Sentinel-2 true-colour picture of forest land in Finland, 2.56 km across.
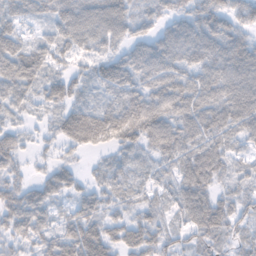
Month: November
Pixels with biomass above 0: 89%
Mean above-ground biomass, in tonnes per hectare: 52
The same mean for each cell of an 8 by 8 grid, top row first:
45 42 76 82 41 40 62 60
56 56 49 42 53 72 74 63
86 50 39 71 60 62 64 74
29 27 56 68 100 70 65 75
38 21 53 47 48 68 61 29
38 38 20 33 27 46 66 35
73 46 43 33 36 37 72 40
50 52 89 52 52 33 33 28
